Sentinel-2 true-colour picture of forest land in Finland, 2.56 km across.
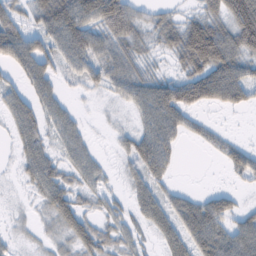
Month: February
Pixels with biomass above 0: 71%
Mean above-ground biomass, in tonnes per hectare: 38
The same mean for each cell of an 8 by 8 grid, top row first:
37 59 67 80 23 20 45 90
63 44 74 50 24 47 107 64
22 43 31 43 45 37 63 53
47 42 12 5 44 65 12 11
24 30 35 10 56 29 16 16
11 53 35 10 42 10 0 23
5 33 33 24 37 43 57 23
10 17 47 34 15 42 82 73
